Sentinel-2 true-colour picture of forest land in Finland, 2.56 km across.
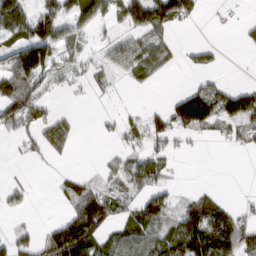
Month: March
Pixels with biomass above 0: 51%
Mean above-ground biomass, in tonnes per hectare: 46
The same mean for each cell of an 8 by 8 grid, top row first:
100 72 66 49 83 71 5 4
78 119 23 42 65 24 23 8
124 51 24 18 24 1 19 2
83 45 4 11 24 79 96 91
20 59 5 12 47 23 8 27
5 1 27 31 77 8 0 0
18 0 107 52 79 41 87 19
54 54 154 58 69 82 116 92
